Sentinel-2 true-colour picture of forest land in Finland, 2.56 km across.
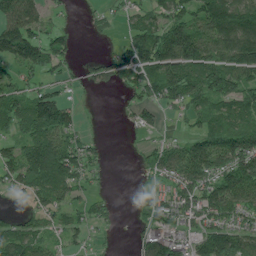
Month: June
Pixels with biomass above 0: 70%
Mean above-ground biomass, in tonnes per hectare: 86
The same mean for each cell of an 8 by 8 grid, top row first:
136 51 6 27 70 124 170 180
174 115 13 22 156 178 137 161
57 50 26 58 112 168 152 97
110 183 25 1 59 36 96 93
79 146 62 2 20 65 119 134
84 153 85 5 21 112 127 169
15 84 51 29 50 97 122 104
125 64 36 7 53 70 107 95
